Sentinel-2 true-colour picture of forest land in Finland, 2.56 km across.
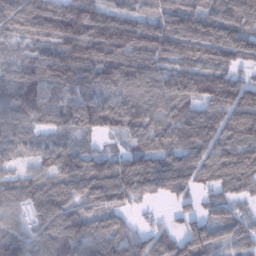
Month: January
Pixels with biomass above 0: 93%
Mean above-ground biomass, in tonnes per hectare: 116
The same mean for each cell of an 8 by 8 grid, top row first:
131 159 192 114 94 145 118 110
60 87 184 194 164 150 145 133
83 121 136 120 147 132 165 91
109 101 133 132 117 128 109 166
84 83 70 15 73 106 135 130
67 93 134 158 171 151 97 133
96 142 76 94 28 46 63 49
112 128 151 158 99 98 137 88
